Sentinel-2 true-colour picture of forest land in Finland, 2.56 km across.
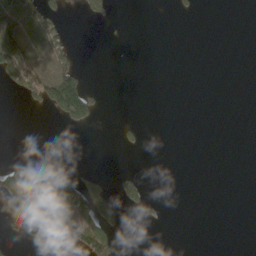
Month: May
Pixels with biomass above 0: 20%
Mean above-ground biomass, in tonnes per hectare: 26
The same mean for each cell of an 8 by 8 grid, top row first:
87 62 9 11 0 5 0 0
112 78 4 0 0 0 0 0
80 112 70 0 0 0 0 0
0 33 119 0 0 0 0 0
0 0 0 2 10 0 0 0
117 92 23 10 8 0 0 0
81 152 81 31 16 0 0 0
29 79 98 51 0 0 0 0
